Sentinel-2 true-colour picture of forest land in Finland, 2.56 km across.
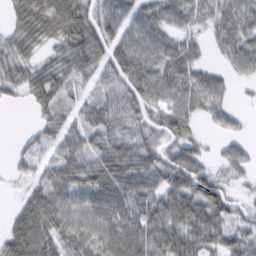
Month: February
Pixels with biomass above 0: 84%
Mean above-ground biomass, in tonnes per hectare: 57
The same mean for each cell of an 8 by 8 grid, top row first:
47 83 66 63 68 48 38 61
47 29 81 87 80 47 19 58
43 66 47 65 87 63 48 18
1 38 62 60 52 67 37 14
11 47 58 62 55 53 13 26
17 59 69 90 82 86 54 26
49 82 69 88 91 81 86 31
89 70 74 81 83 72 57 49
